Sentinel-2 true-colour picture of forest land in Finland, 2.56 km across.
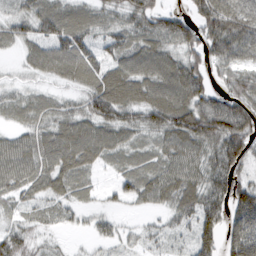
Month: March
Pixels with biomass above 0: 84%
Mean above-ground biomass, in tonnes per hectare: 52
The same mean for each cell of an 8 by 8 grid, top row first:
23 37 51 31 55 43 84 98
24 45 34 18 59 49 63 72
11 24 50 72 72 89 50 51
31 34 50 80 61 102 92 93
52 64 85 61 29 64 64 100
69 64 46 16 49 72 66 55
27 26 26 13 20 50 76 89
53 12 4 28 24 25 67 110
